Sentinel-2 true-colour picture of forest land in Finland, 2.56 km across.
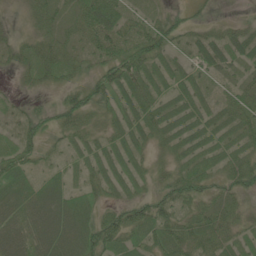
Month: June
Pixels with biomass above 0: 76%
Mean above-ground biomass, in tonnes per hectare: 28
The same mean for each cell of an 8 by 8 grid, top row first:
3 31 45 49 23 18 7 4
19 31 23 67 51 24 28 29
7 20 19 54 44 22 16 24
16 24 46 19 32 23 19 35
27 15 17 22 16 21 21 21
39 15 17 25 15 31 25 40
39 46 34 25 32 34 29 17
44 50 44 50 28 40 36 17
